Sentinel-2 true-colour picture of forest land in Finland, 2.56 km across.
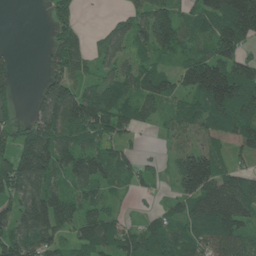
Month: June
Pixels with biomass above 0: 78%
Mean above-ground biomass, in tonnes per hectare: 77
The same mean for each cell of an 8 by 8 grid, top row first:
0 34 32 21 71 68 105 187
6 33 77 66 57 63 60 90
33 57 65 65 84 55 172 115
28 119 132 112 61 59 114 122
100 132 76 58 8 41 53 63
147 107 96 75 42 75 158 79
82 120 79 30 10 46 121 118
95 82 68 87 86 83 88 80
